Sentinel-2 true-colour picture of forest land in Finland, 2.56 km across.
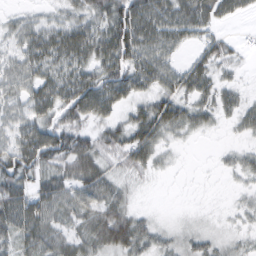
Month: February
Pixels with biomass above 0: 80%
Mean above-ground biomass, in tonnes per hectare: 44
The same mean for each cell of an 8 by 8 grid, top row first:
19 21 42 73 74 62 55 26
35 65 70 81 66 42 40 17
47 57 68 71 55 49 43 14
36 51 70 40 47 59 35 36
55 90 58 50 64 16 2 13
76 53 61 38 21 3 1 21
86 70 53 55 10 3 5 17
52 57 45 62 43 24 25 18
